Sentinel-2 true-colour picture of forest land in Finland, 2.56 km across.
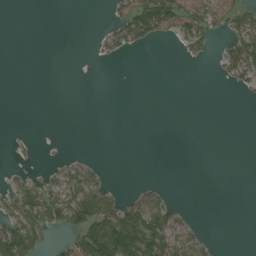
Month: August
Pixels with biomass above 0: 26%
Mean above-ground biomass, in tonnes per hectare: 23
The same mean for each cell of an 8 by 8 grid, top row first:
0 0 0 20 82 74 63 48
0 0 0 26 18 10 27 88
0 0 0 0 0 0 1 32
0 0 0 0 0 0 0 0
4 1 0 0 0 0 0 0
14 16 46 3 0 0 0 0
55 83 101 70 62 18 0 0
121 25 72 148 89 54 12 0
